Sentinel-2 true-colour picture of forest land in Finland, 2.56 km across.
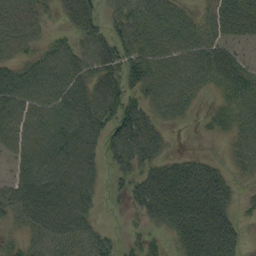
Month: September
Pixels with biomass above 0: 82%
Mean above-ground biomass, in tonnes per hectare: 51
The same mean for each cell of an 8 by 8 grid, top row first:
63 21 55 32 60 43 36 69
43 38 43 48 61 58 61 39
69 88 60 51 65 65 47 66
76 83 78 67 49 38 17 59
65 90 78 46 56 4 6 43
52 96 72 23 42 44 47 29
60 88 64 6 38 54 63 21
24 63 50 22 30 28 62 27
